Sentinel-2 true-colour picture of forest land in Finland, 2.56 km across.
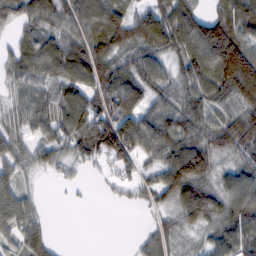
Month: February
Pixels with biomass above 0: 82%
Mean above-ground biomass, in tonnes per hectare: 77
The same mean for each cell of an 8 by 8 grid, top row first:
64 79 103 103 73 114 68 111
54 92 92 95 92 86 149 139
53 77 98 107 97 67 107 163
52 83 95 108 91 94 73 83
58 64 86 129 95 96 82 85
57 17 17 33 43 129 76 96
120 8 6 7 24 71 108 117
73 58 0 0 35 37 53 101
